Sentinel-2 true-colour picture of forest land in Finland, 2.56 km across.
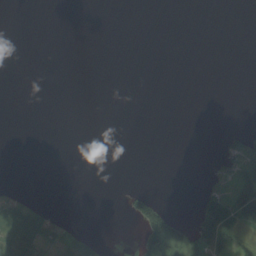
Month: August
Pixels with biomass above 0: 14%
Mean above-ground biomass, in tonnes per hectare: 13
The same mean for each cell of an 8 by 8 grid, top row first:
0 0 0 0 0 0 0 0
0 0 0 0 0 0 0 0
0 0 0 0 0 0 0 0
0 0 0 0 0 0 0 0
0 0 0 0 0 0 0 45
0 0 0 0 0 0 11 43
54 14 0 0 74 6 73 73
90 72 64 2 57 85 78 15
